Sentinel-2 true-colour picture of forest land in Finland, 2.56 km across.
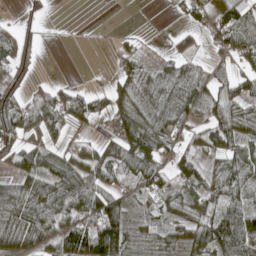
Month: May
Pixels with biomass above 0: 71%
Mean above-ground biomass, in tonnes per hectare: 57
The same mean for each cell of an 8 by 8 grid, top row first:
11 10 0 0 0 12 60 74
65 2 1 14 14 32 26 88
60 11 4 21 52 72 55 47
93 83 74 58 68 82 56 53
62 36 31 45 88 56 58 66
56 71 76 85 76 59 57 81
66 85 92 107 48 68 77 64
58 79 129 125 58 59 91 112
